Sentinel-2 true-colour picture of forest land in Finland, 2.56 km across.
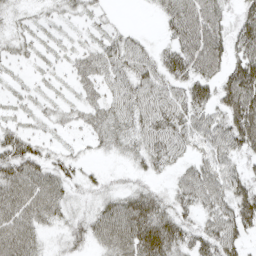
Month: April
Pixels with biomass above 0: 75%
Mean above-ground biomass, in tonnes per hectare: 32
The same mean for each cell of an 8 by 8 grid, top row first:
11 12 14 6 1 42 42 31
16 8 14 32 20 35 50 37
8 7 23 32 37 32 35 65
11 12 20 36 41 42 38 65
46 14 7 25 35 35 41 46
53 43 21 10 18 20 46 36
53 44 16 45 58 34 35 52
58 12 26 53 68 47 45 34
